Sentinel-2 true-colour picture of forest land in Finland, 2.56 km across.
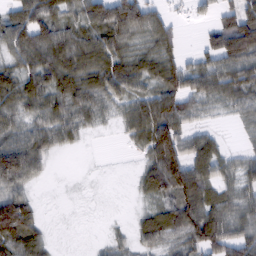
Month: February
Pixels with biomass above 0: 75%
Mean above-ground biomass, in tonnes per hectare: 61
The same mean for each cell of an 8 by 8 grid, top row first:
79 84 69 114 97 19 21 83
77 89 81 80 49 44 54 111
78 81 81 86 56 80 69 81
59 58 55 30 83 89 29 38
87 52 14 1 55 107 61 12
107 14 1 0 48 142 77 55
129 2 1 0 25 92 94 55
109 35 0 18 48 51 122 85
